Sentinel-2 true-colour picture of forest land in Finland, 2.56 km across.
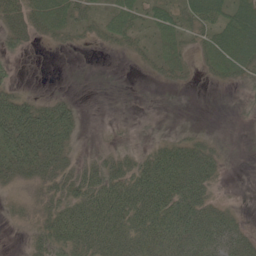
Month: May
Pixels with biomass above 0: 64%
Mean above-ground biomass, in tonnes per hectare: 32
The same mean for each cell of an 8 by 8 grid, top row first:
39 51 27 29 25 35 54 68
18 7 7 15 14 27 37 83
14 0 0 0 3 15 10 27
83 55 19 0 1 0 0 5
87 81 15 8 9 30 28 2
45 50 38 45 52 65 53 0
19 35 49 58 59 63 46 7
2 45 51 44 40 51 63 48
